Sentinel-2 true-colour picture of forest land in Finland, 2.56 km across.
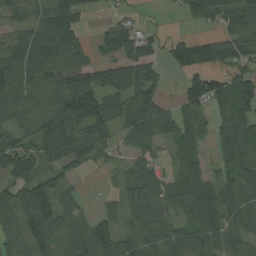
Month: August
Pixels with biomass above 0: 78%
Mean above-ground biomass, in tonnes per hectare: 68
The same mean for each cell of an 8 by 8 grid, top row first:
47 86 63 24 7 9 79 97
87 111 60 71 67 68 105 83
67 69 86 80 93 16 111 87
40 65 98 67 97 56 53 104
71 82 107 67 59 49 34 116
83 66 17 13 78 30 56 88
57 101 27 24 76 41 118 66
62 52 58 76 85 73 79 54
